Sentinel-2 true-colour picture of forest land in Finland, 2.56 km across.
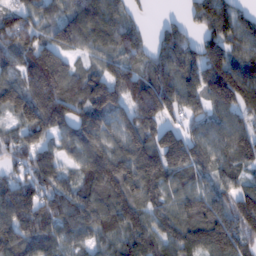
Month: February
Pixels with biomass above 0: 90%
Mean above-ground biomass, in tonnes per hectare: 112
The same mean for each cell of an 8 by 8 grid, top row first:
83 70 116 100 20 16 153 109
98 104 69 86 82 172 137 94
94 192 86 131 133 150 188 187
115 149 97 139 168 100 91 108
83 70 108 108 158 168 107 115
62 105 72 153 159 93 72 73
147 103 120 124 108 99 132 152
108 103 80 77 117 108 151 128
